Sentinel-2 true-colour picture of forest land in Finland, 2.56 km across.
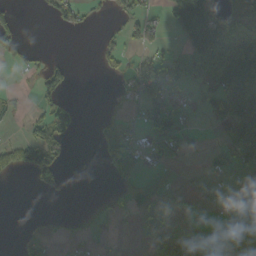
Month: October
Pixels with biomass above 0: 36%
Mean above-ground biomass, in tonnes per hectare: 40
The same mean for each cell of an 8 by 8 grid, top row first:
31 17 35 13 31 94 87 80
52 2 0 31 23 11 122 127
7 50 1 10 80 48 77 145
16 49 20 3 50 53 50 160
43 98 1 50 58 65 10 116
11 80 0 18 19 11 32 11
0 0 1 33 47 20 11 26
9 13 16 11 21 45 76 55
